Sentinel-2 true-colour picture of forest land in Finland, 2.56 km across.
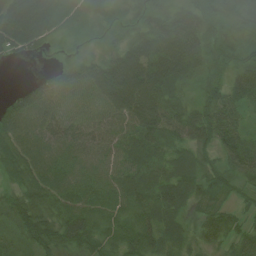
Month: July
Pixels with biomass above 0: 92%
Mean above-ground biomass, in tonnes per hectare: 54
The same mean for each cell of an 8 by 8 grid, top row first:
76 72 36 29 36 42 59 43
54 20 13 27 58 81 49 33
2 38 47 87 90 67 41 51
66 61 49 60 96 61 71 41
61 65 60 55 74 60 56 80
37 70 55 53 73 81 53 64
48 45 62 53 63 66 42 27
26 60 70 45 64 54 38 48
